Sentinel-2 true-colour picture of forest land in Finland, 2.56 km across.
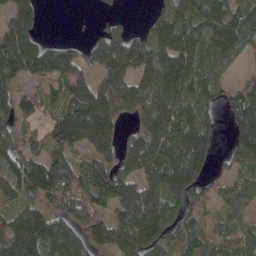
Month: April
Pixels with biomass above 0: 77%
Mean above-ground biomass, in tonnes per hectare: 118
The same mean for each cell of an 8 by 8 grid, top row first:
121 7 2 29 17 120 128 127
196 86 48 143 166 190 100 88
103 102 141 179 171 217 87 33
98 56 209 155 149 180 51 158
79 85 135 137 205 213 97 135
130 190 98 100 160 213 49 57
81 80 124 100 263 86 38 45
241 166 90 154 166 62 73 68
